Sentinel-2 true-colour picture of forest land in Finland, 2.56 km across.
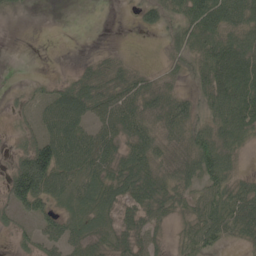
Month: May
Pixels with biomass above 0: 69%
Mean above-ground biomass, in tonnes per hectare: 39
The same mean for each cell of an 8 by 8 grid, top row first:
3 0 0 0 28 39 82 65
0 0 0 6 0 28 66 63
2 15 38 52 33 20 62 83
13 45 68 61 54 58 36 78
16 82 69 43 57 29 54 37
88 115 54 49 52 44 57 23
41 42 35 33 44 24 47 54
15 32 37 28 30 14 46 23
